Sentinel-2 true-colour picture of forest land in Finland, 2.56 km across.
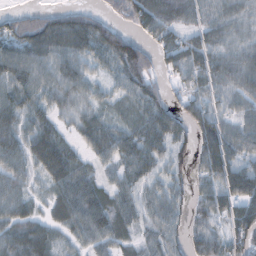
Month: October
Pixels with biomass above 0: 83%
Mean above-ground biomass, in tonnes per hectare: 46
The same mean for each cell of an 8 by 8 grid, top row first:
30 40 21 19 67 44 29 33
61 67 57 32 34 60 54 38
59 58 55 24 47 28 52 56
57 41 40 29 42 28 57 47
54 76 31 47 34 28 70 64
43 51 49 23 29 27 53 78
48 29 62 48 34 33 61 72
65 54 33 40 24 17 64 73
